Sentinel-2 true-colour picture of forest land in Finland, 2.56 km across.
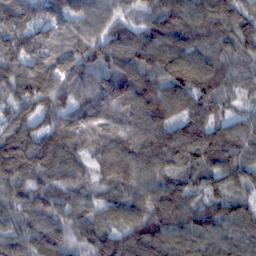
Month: February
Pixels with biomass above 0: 98%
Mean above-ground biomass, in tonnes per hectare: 110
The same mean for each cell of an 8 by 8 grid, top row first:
130 104 86 71 70 137 126 100
125 109 95 112 144 134 92 90
106 145 107 142 142 97 125 64
82 108 121 129 144 86 101 48
142 153 110 100 116 125 147 102
114 102 70 80 110 92 89 82
92 105 90 111 126 138 98 95
94 160 98 127 155 123 115 107
